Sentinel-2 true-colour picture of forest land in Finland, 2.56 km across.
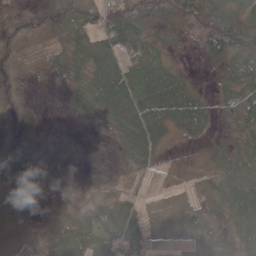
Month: May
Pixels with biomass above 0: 82%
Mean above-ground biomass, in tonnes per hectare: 33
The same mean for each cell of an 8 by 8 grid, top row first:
11 31 38 39 55 43 64 46
30 23 30 48 37 15 47 53
20 6 20 68 47 32 4 54
29 2 8 40 81 68 31 63
36 9 5 7 54 10 16 36
81 30 14 12 8 6 22 51
40 19 33 44 21 21 28 49
6 31 55 52 30 17 37 30
